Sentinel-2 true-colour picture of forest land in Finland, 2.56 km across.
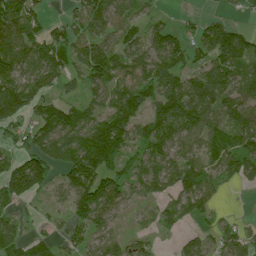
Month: July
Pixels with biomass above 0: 74%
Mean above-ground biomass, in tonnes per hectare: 75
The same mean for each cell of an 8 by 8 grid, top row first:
121 31 56 60 43 12 30 19
94 96 68 79 67 77 94 108
110 85 59 84 72 79 105 78
144 102 84 95 67 108 95 91
51 138 121 132 88 85 91 75
144 83 102 78 96 94 65 64
38 31 86 95 47 47 46 1
56 43 56 69 45 19 50 61
